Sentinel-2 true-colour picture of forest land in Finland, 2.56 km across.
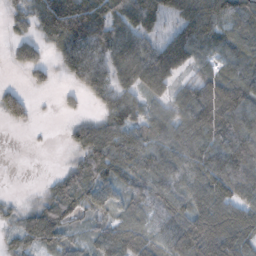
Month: November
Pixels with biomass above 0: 81%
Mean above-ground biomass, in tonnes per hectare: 61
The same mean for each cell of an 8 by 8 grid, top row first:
33 70 105 74 38 50 95 92
35 31 99 75 66 105 60 83
3 21 50 61 64 48 57 97
53 1 16 64 51 66 124 99
0 1 49 86 78 83 90 109
0 8 62 54 69 72 89 92
17 61 48 44 47 64 85 77
40 67 24 70 61 88 101 77
